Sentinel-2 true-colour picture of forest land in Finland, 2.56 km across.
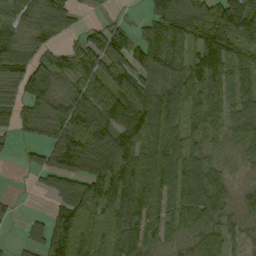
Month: September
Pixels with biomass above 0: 81%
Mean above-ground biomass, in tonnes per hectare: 97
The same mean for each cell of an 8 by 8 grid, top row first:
71 120 33 6 37 149 146 178
103 43 90 127 91 118 170 109
70 115 76 126 112 124 145 79
78 94 130 109 156 104 105 86
27 99 168 175 156 129 63 78
2 78 148 179 120 112 95 23
14 28 130 113 121 82 120 49
13 101 103 76 102 58 87 41
